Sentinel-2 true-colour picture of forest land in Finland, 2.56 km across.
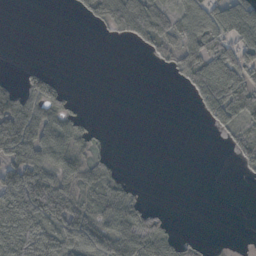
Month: October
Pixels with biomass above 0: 48%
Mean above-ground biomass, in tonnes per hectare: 44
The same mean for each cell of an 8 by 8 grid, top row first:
0 0 13 73 111 80 79 85
0 0 0 0 26 66 90 80
16 40 0 0 0 19 111 90
111 64 23 0 0 0 59 88
121 94 56 7 0 0 0 50
81 72 69 46 0 0 0 7
98 93 57 73 66 1 0 0
94 76 85 84 128 54 7 0
